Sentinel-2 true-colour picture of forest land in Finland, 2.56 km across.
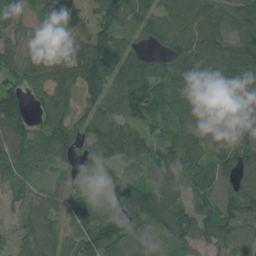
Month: July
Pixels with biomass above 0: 90%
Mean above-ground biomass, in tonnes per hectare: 87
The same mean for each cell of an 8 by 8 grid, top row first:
74 49 69 108 87 106 120 105
62 114 83 98 55 103 112 113
75 90 109 91 102 114 125 101
127 80 70 66 102 96 65 77
101 91 68 94 83 102 92 122
52 36 55 48 60 110 94 97
42 88 72 62 144 112 89 95
46 85 93 105 56 103 69 68
